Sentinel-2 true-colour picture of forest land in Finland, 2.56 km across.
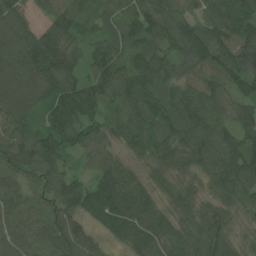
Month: July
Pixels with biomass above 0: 98%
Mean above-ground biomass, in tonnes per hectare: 93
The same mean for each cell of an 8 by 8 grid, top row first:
110 57 94 63 95 99 88 121
120 151 65 78 87 89 110 115
131 142 90 119 111 84 80 96
107 88 147 59 112 107 122 100
114 125 93 59 92 100 116 105
85 97 47 95 52 63 78 106
74 78 77 115 90 67 64 57
103 102 107 41 94 89 108 46
